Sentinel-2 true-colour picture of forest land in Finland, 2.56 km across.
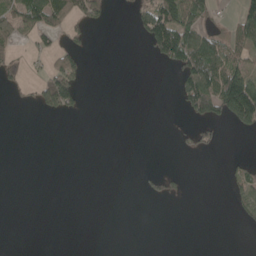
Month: May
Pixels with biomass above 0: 22%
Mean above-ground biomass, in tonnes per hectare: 25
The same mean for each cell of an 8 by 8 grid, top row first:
81 87 53 15 56 112 32 49
22 23 28 0 16 129 84 45
21 75 43 0 0 28 109 115
2 30 16 0 0 7 78 149
0 0 0 0 0 8 22 0
0 0 0 0 9 15 0 25
0 0 0 0 0 0 0 22
0 0 0 0 0 0 0 0
